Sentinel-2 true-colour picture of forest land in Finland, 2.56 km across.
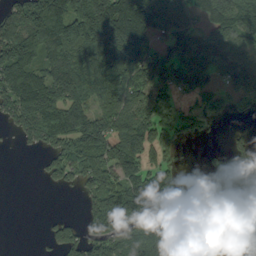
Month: September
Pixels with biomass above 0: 68%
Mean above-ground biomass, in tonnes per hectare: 102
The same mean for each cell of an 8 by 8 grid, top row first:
113 171 137 221 170 136 113 123
157 138 131 204 135 95 85 97
140 118 134 160 110 111 103 134
144 164 112 130 62 61 59 22
13 90 106 149 131 67 7 40
0 46 93 131 132 60 13 93
0 1 24 155 171 108 44 72
0 35 109 138 175 76 175 88
